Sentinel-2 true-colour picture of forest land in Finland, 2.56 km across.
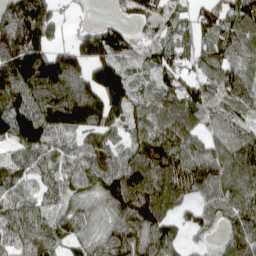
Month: April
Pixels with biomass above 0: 89%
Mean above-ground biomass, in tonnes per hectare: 118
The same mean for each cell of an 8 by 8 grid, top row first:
219 149 21 35 83 71 85 121
224 145 135 149 90 96 86 90
195 229 175 187 70 96 97 109
167 175 205 142 90 128 103 76
109 128 97 95 106 125 87 128
112 91 116 155 158 145 136 136
113 68 79 116 169 68 81 135
103 94 78 117 125 77 34 120
